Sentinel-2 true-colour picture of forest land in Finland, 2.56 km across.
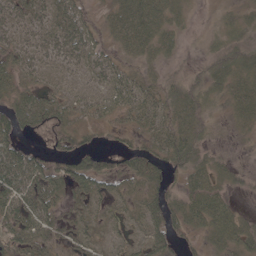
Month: May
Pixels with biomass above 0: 82%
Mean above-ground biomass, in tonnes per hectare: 41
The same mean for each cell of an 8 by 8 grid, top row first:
48 52 48 41 74 29 5 19
49 49 60 33 44 20 16 33
43 30 25 49 35 24 37 36
65 79 31 31 51 51 32 31
45 40 39 15 33 67 23 8
80 67 76 52 58 21 57 19
57 57 33 28 54 39 68 14
45 46 39 28 51 37 31 49
